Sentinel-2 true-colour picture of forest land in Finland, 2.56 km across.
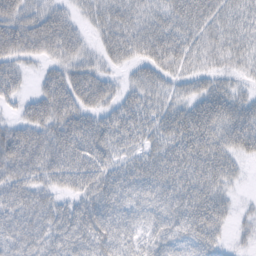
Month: February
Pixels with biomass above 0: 86%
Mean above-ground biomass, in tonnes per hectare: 51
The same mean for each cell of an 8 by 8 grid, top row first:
72 59 24 44 37 52 59 43
69 56 41 52 53 61 52 44
41 40 63 27 42 32 35 23
16 66 66 47 53 48 81 59
80 65 73 54 40 61 79 60
58 46 65 51 60 63 63 16
54 45 51 56 46 59 79 12
53 50 57 60 36 47 52 9
